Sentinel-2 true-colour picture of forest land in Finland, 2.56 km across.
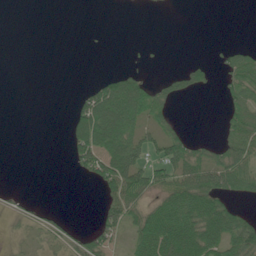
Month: June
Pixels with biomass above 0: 38%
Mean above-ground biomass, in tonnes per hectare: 36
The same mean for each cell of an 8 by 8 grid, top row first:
0 0 0 0 0 0 0 0
0 0 0 0 5 0 1 21
0 0 1 58 35 29 17 66
0 0 57 128 74 15 0 47
0 0 76 104 49 65 25 66
0 0 19 98 72 68 76 76
10 11 0 52 58 110 115 31
9 22 32 36 89 145 111 99
